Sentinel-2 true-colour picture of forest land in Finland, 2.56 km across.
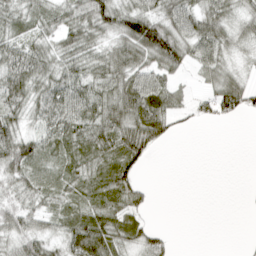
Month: April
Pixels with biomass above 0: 74%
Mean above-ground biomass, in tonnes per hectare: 44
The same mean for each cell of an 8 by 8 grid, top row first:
46 44 61 71 73 66 63 37
51 41 60 45 92 76 62 25
73 58 56 67 64 30 31 30
52 66 71 75 86 40 33 44
76 46 60 71 77 6 0 0
46 32 49 70 13 0 0 0
41 31 41 54 28 0 0 1
44 36 83 68 48 6 0 3
